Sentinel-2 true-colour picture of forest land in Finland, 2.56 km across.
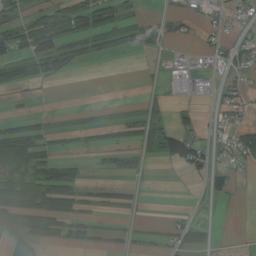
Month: August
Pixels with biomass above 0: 40%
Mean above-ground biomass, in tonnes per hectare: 27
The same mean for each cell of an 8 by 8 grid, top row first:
18 51 62 35 23 19 21 26
36 77 33 22 28 7 18 34
30 29 0 0 2 19 21 25
7 6 3 3 22 20 9 32
86 24 6 22 29 98 38 78
54 58 26 10 10 4 49 10
72 74 36 21 4 3 1 2
52 40 27 14 13 19 7 2
